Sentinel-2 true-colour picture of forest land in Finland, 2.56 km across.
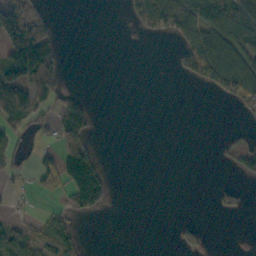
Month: October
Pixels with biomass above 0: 31%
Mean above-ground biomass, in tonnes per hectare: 43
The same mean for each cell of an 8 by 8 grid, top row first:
129 44 0 0 86 139 150 126
166 114 0 0 0 36 134 107
127 120 0 0 0 6 84 120
101 40 102 0 0 0 0 14
29 27 86 0 0 0 0 28
18 57 187 17 0 0 0 21
8 17 66 8 0 0 2 26
87 56 28 0 0 24 15 0
